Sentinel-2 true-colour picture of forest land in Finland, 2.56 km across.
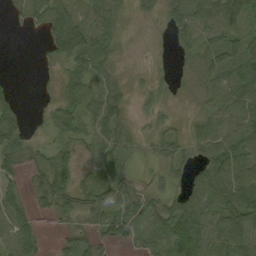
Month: September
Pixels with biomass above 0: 75%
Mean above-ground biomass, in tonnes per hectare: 41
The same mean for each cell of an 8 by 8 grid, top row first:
12 59 56 38 16 48 68 63
0 31 85 32 5 22 57 50
5 4 41 25 12 14 45 76
36 16 52 49 17 9 37 72
42 19 27 43 13 36 51 80
30 59 25 42 6 24 69 79
53 22 39 40 43 54 81 86
63 6 34 37 38 73 69 71
